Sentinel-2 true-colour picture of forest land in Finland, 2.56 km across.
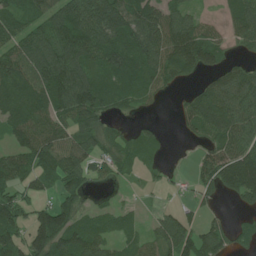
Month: June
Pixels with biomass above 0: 74%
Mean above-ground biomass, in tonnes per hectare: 75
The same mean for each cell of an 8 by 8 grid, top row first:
90 90 121 138 99 80 22 85
90 110 120 100 117 133 106 34
110 119 97 86 93 51 41 97
100 101 100 43 16 27 110 104
73 96 72 57 65 2 50 107
80 72 76 33 25 7 67 140
79 60 57 33 13 29 23 23
74 121 109 60 52 109 78 39
